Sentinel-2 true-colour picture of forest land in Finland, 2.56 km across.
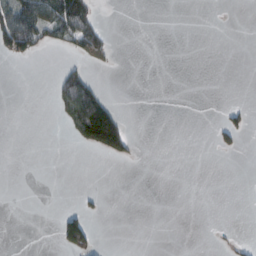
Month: February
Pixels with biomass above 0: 12%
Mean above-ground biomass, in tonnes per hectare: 16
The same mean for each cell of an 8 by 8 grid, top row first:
98 80 87 0 0 0 0 0
82 28 52 20 0 0 0 0
0 3 73 0 0 0 0 0
0 2 131 70 0 0 0 18
0 0 27 102 1 0 2 19
0 0 0 0 0 0 0 0
0 0 18 0 0 0 0 0
0 0 104 0 0 0 0 7
